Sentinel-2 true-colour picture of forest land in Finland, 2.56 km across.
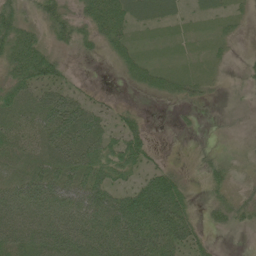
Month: June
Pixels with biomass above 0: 75%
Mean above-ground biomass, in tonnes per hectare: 40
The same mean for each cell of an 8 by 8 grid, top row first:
50 55 35 72 32 19 15 12
61 36 25 31 13 9 12 3
53 48 6 2 31 29 19 12
47 70 68 23 9 10 8 10
42 64 82 43 45 1 6 10
36 63 65 44 37 35 26 11
78 79 78 82 110 70 24 34
60 77 85 94 75 64 19 1
